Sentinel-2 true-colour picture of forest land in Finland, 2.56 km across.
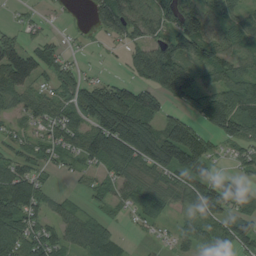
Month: August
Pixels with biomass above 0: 77%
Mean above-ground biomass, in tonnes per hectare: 70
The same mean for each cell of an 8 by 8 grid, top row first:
8 11 4 136 113 94 82 41
69 43 9 13 86 97 86 66
101 31 56 35 74 141 53 75
53 57 84 158 136 43 140 109
44 53 67 137 124 164 54 75
90 28 23 57 59 74 77 35
122 50 31 30 63 44 116 54
89 71 71 66 10 38 76 108
